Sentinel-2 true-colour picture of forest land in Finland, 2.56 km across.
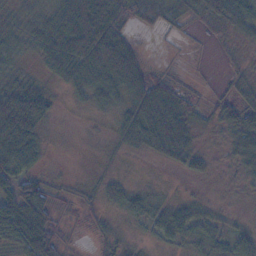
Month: November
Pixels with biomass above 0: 68%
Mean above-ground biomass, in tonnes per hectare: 31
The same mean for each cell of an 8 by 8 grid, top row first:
14 24 89 75 50 32 43 54
15 44 81 91 9 3 2 10
18 15 41 55 54 14 1 14
101 33 3 15 59 46 11 41
89 11 1 6 32 54 4 53
56 16 2 11 2 4 16 14
65 48 10 14 31 30 14 1
43 62 3 18 8 24 30 32
